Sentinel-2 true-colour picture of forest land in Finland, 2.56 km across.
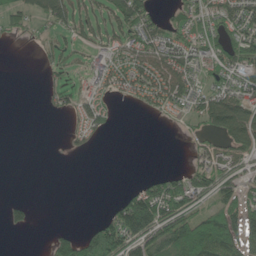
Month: June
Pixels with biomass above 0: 48%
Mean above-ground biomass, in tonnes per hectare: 55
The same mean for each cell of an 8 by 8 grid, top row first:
55 63 64 65 78 41 77 89
2 25 38 58 90 84 75 119
0 18 15 77 99 94 52 67
0 13 49 27 18 42 113 125
0 0 24 1 0 1 43 102
0 0 0 0 17 51 89 57
34 0 0 33 182 114 58 97
0 27 98 155 114 138 163 110
